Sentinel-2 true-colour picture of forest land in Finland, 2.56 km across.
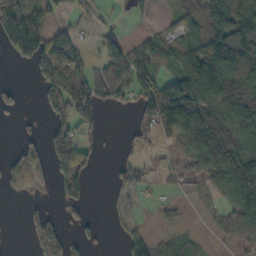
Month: October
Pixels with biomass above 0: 58%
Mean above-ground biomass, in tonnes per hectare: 68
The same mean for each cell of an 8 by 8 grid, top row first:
145 57 25 14 37 51 99 106
79 124 72 66 56 75 176 169
5 95 116 75 65 113 191 96
28 45 93 19 73 180 133 118
24 57 76 1 33 61 117 119
72 43 98 29 48 38 77 136
0 23 36 11 8 23 19 92
1 135 32 4 69 42 18 38
